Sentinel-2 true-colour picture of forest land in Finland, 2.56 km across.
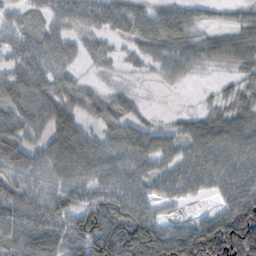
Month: October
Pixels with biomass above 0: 83%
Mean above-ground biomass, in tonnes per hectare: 56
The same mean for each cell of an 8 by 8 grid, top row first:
29 30 40 48 44 50 16 23
44 46 24 12 37 47 37 54
62 43 17 5 5 22 3 28
51 66 47 52 16 11 31 46
88 59 72 48 58 42 79 70
47 52 59 58 51 56 60 61
62 63 64 77 46 16 17 110
63 79 94 139 125 115 233 260
